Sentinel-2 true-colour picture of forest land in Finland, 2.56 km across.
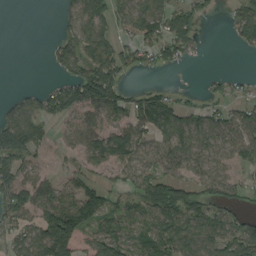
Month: August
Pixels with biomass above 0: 66%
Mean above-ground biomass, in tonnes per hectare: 71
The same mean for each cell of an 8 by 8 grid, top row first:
0 0 86 62 103 97 21 80
0 23 101 91 83 82 5 26
0 12 120 116 2 1 16 18
75 78 91 92 118 90 60 60
163 42 70 103 60 87 68 83
116 40 60 34 70 61 75 39
117 110 145 65 89 105 80 39
73 183 92 101 72 91 85 108
